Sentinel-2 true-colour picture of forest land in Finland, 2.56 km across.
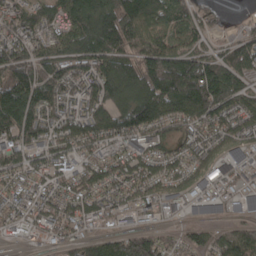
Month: April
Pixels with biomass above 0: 88%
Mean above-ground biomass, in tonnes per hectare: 132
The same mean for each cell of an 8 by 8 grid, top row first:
135 128 189 197 160 110 67 16
150 125 162 167 133 127 93 103
171 164 160 179 158 218 209 125
205 134 176 162 177 147 158 134
154 159 128 129 161 85 104 136
137 154 137 129 134 92 127 130
142 150 133 115 114 97 123 101
52 64 88 104 116 53 69 103
